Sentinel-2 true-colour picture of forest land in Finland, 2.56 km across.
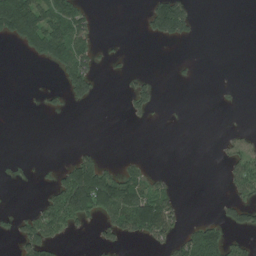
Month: July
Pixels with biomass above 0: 25%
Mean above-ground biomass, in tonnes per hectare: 46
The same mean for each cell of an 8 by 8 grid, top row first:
213 147 86 0 32 186 0 0
21 162 119 8 0 3 0 0
0 0 128 4 28 6 0 2
0 15 2 0 33 1 0 3
0 0 9 0 0 0 0 45
0 12 163 93 73 13 0 94
11 97 151 143 169 70 0 93
48 108 4 44 49 62 154 43
